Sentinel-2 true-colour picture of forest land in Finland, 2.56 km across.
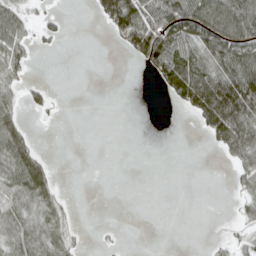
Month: April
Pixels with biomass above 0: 39%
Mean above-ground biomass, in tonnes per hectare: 41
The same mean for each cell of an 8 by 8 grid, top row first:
52 18 0 100 97 105 131 134
52 11 0 6 126 92 103 112
43 5 0 0 4 118 117 137
45 22 0 0 0 13 146 145
83 0 0 0 0 0 22 114
82 52 0 0 0 0 0 43
58 48 2 0 0 0 0 24
58 57 14 4 0 0 4 23
